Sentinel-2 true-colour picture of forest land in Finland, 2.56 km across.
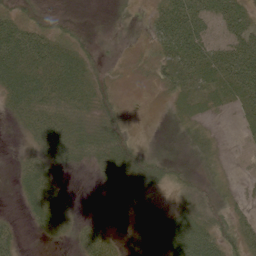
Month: June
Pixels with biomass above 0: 80%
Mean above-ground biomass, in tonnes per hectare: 39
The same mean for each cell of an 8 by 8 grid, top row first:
41 17 9 9 11 75 49 39
106 76 35 7 13 66 49 61
93 83 70 16 11 61 39 66
49 66 48 30 6 19 18 21
6 68 60 73 15 15 22 8
27 44 4 63 51 23 17 7
7 74 6 8 55 31 29 22
44 19 43 40 65 88 71 43
